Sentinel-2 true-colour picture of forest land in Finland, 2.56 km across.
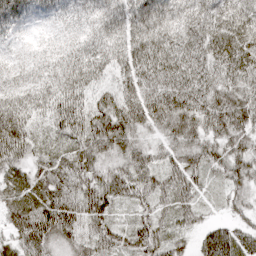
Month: April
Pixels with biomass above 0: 98%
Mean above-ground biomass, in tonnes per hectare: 68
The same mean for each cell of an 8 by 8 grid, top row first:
56 22 31 58 75 56 72 80
12 17 49 64 81 86 85 116
34 65 84 45 78 84 74 78
105 78 89 105 88 103 85 97
99 51 86 105 54 74 63 68
61 89 86 78 77 67 40 70
77 93 86 51 39 66 22 37
62 74 67 53 65 43 58 64
